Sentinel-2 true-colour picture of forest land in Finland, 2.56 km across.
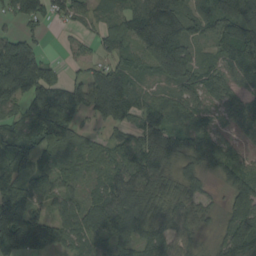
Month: August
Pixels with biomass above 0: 85%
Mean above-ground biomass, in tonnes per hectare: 87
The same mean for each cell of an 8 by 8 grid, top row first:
66 59 51 32 136 128 95 114
115 15 18 58 87 125 29 129
174 98 49 94 34 67 69 64
50 179 89 95 84 57 50 75
98 108 77 56 95 103 106 43
97 85 52 76 111 59 52 84
171 61 83 137 118 71 37 99
200 151 83 104 99 97 21 161
